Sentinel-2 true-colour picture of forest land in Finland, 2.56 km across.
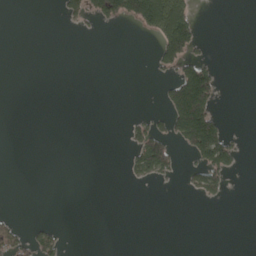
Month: April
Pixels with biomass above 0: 14%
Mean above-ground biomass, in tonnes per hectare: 23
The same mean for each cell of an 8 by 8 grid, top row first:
0 0 42 75 132 135 0 0
0 0 0 0 0 113 9 0
0 0 0 0 1 78 99 0
0 0 0 0 13 116 104 0
0 0 0 0 91 52 146 22
0 0 0 0 43 21 83 6
2 0 0 0 0 0 2 0
52 49 0 0 0 0 0 0
